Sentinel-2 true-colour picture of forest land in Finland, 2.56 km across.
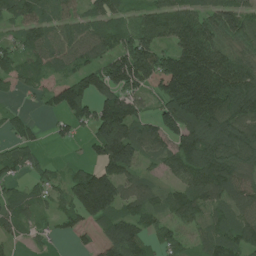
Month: July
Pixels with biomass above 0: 82%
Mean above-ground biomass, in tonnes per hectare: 102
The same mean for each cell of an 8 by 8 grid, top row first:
74 56 60 87 67 102 83 102
72 85 85 87 150 106 124 69
66 49 103 153 193 262 206 132
25 38 115 229 69 197 216 145
57 20 24 264 122 135 151 145
57 54 82 145 62 73 155 106
69 33 143 125 87 95 76 83
49 23 23 122 103 68 74 99
